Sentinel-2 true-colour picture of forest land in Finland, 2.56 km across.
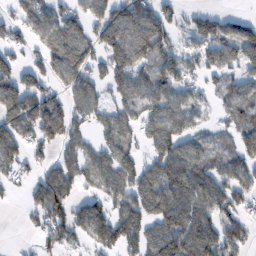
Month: February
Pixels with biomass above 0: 71%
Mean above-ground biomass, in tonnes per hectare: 83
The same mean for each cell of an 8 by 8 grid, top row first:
50 89 78 114 116 51 73 36
52 77 87 119 134 72 94 115
100 79 91 83 71 113 44 63
145 116 58 74 71 90 32 82
107 75 65 86 55 107 51 83
44 78 75 86 98 133 99 86
5 137 82 81 104 137 99 54
4 70 49 91 93 131 111 87
